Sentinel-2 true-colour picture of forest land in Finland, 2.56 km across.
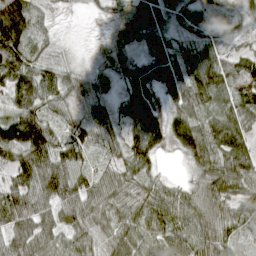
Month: April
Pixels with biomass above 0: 93%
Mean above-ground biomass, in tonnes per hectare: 64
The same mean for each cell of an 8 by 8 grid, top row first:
151 16 3 28 68 38 46 30
112 24 3 50 68 40 68 22
87 73 50 31 92 73 111 70
70 57 51 52 95 57 60 68
122 113 69 49 95 58 81 72
75 98 63 51 51 11 69 70
79 59 79 63 71 73 73 49
70 63 63 54 70 84 75 36
